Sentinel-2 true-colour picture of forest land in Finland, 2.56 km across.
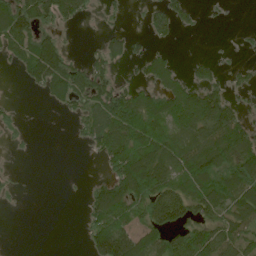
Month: June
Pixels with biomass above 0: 54%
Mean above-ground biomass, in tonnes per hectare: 55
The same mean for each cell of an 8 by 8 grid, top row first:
120 86 47 14 19 59 7 0
78 105 2 47 22 10 1 7
5 98 75 54 34 49 51 26
11 3 42 111 95 99 161 55
9 0 11 99 97 84 120 92
7 0 1 66 146 88 96 87
2 0 7 130 62 120 78 77
0 0 3 152 78 68 87 71
